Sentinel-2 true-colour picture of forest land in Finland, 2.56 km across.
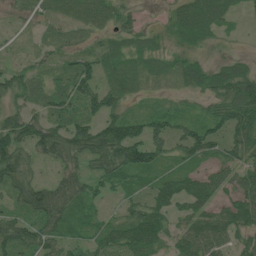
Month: July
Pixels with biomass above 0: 83%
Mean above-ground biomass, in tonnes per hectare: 50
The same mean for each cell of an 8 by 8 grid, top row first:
11 29 44 44 16 50 88 16
10 23 20 45 46 33 26 3
46 31 67 46 31 29 61 80
50 47 51 56 34 34 34 89
79 84 90 116 98 50 70 69
67 17 51 64 41 50 46 47
40 95 43 13 64 43 52 72
70 50 30 63 95 43 83 39
